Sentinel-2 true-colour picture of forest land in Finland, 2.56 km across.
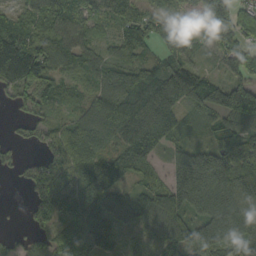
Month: September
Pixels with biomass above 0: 88%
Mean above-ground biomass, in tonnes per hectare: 92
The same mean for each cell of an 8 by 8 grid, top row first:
64 94 75 70 82 74 128 88
142 103 83 47 65 68 50 100
113 83 40 105 106 141 76 76
23 42 57 134 133 88 79 177
34 61 94 80 128 55 72 125
20 81 100 157 62 122 189 155
0 91 133 116 95 131 124 124
42 80 150 81 54 125 108 121
